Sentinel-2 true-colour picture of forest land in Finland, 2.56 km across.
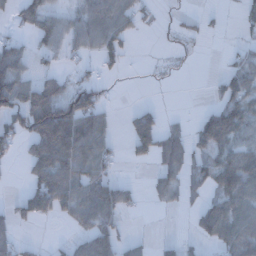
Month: December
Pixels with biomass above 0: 50%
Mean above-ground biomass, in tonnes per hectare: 42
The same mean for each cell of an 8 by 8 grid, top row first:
28 35 44 75 24 7 9 24
44 30 36 51 0 10 2 20
87 41 30 15 1 3 7 72
74 79 96 13 38 3 35 76
38 85 84 28 61 55 61 57
2 96 72 36 5 47 58 114
29 68 70 76 8 15 52 72
35 4 34 57 14 19 46 80
